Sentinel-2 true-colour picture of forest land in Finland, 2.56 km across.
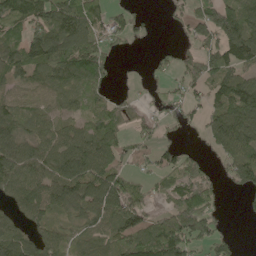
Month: May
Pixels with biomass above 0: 72%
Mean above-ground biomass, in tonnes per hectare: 73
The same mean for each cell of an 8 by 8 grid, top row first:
111 127 110 62 26 31 86 119
78 132 136 39 7 23 81 122
56 73 93 42 25 31 75 100
82 53 48 60 29 32 62 138
80 77 94 78 30 32 38 116
89 90 123 98 36 79 44 82
44 73 89 111 71 88 86 16
86 66 50 72 100 138 79 15
